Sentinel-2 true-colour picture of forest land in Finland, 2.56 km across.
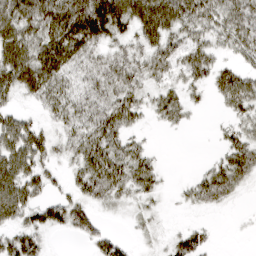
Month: March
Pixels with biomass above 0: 75%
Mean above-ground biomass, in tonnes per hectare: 45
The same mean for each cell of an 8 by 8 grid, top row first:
62 68 97 122 90 86 65 62
72 70 67 37 50 52 48 44
63 71 36 59 46 31 36 58
33 33 55 61 32 44 5 41
69 41 58 60 21 0 1 48
77 35 47 70 56 2 40 52
69 52 52 18 17 6 22 4
54 17 20 35 8 30 20 1
